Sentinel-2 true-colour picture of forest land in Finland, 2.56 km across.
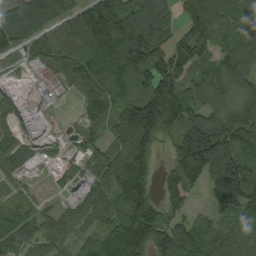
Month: September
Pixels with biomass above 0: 83%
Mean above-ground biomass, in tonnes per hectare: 112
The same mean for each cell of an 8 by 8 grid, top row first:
84 86 115 185 182 76 183 132
74 93 131 197 184 115 94 150
10 11 144 145 130 157 119 115
35 9 42 97 192 198 92 101
69 14 51 86 171 110 240 167
31 18 55 124 150 140 165 184
68 44 75 99 181 68 41 127
113 73 54 177 192 172 98 112
